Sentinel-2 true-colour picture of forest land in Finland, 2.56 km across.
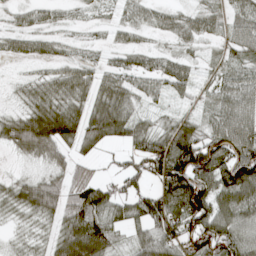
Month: April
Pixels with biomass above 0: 78%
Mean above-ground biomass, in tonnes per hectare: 55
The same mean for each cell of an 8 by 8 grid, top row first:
20 23 10 21 32 27 39 43
28 28 14 31 28 19 12 45
9 39 53 57 40 55 15 41
27 90 67 83 23 17 26 75
62 94 63 33 65 119 95 106
16 41 53 32 75 142 101 131
33 68 94 67 74 102 97 97
11 37 122 51 54 70 115 84
